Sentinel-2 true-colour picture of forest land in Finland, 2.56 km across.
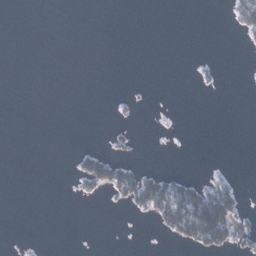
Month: January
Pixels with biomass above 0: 11%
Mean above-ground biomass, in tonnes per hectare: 8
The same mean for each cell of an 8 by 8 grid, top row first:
0 0 0 0 0 0 0 24
0 0 0 0 0 0 0 2
0 0 0 0 0 0 5 0
0 0 0 3 1 0 0 0
0 0 2 7 0 0 0 0
0 0 27 50 34 17 9 2
0 0 0 4 32 66 106 26
0 0 0 0 0 20 61 21
